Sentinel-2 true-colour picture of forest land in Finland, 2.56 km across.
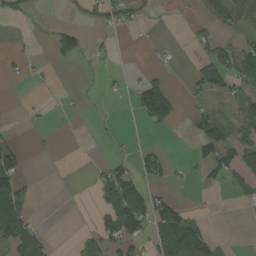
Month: August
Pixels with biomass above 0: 29%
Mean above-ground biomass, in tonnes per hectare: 29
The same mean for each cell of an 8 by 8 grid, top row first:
8 0 4 23 4 1 14 40
4 20 56 11 3 4 35 54
7 7 1 7 42 2 72 58
1 4 2 1 94 50 24 43
23 2 0 5 9 0 61 61
75 0 0 58 43 10 24 40
73 0 0 75 98 63 1 5
136 24 23 61 49 100 44 1
